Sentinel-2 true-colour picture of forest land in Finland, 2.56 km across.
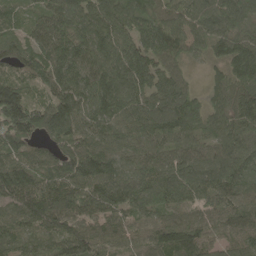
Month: May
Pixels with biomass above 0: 98%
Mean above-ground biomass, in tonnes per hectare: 115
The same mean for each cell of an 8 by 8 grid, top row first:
69 114 109 129 141 102 111 114
109 143 118 118 112 118 84 130
90 126 121 137 125 95 40 102
200 156 118 115 122 142 95 115
147 85 112 101 109 110 90 123
161 126 137 127 114 119 125 123
112 155 104 110 103 104 99 127
85 81 129 96 97 148 92 99
